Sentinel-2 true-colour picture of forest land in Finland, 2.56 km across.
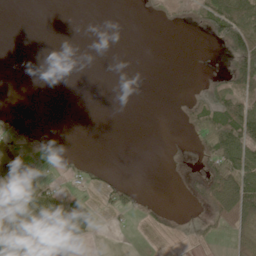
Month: June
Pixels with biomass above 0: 33%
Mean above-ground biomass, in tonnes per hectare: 24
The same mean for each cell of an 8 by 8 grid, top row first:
0 0 0 0 3 9 70 106
0 0 0 0 0 0 6 124
0 0 0 0 0 0 13 69
1 0 0 0 0 2 88 78
23 20 0 0 0 1 67 92
38 17 15 10 0 1 60 89
39 52 38 30 17 5 36 98
85 51 28 0 2 7 12 33
